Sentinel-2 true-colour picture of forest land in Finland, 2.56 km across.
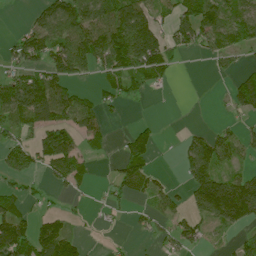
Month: July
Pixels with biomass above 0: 53%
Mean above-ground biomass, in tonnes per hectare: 66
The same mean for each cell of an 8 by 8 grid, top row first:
0 84 125 141 115 67 102 83
56 102 122 147 154 55 51 51
80 107 38 66 73 13 3 64
101 129 92 21 2 1 1 56
68 113 53 13 74 10 96 59
55 38 49 21 78 11 136 64
53 20 7 20 18 39 138 189
158 149 40 4 7 59 29 28
